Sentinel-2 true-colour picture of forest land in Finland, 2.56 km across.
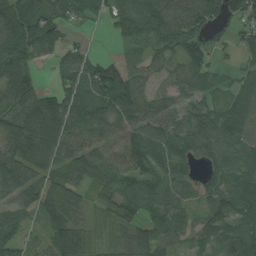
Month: August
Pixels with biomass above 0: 84%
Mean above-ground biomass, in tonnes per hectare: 64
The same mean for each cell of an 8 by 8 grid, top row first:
114 64 29 49 94 77 65 67
103 45 33 7 63 70 41 45
79 11 80 110 53 54 41 33
74 129 92 71 73 52 57 71
75 74 72 59 92 71 72 76
66 52 50 62 66 61 56 82
46 75 40 36 53 61 58 83
52 69 75 29 70 48 77 96
